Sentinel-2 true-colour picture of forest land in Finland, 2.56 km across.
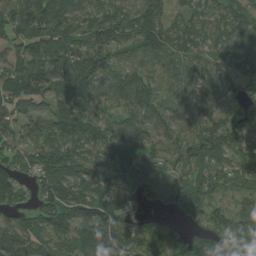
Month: August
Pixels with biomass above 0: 92%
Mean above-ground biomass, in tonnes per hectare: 84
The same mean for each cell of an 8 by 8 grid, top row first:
97 138 75 77 109 41 63 57
70 107 75 90 78 66 54 70
103 128 135 79 72 56 68 77
72 72 110 42 95 76 69 80
78 87 105 96 73 75 125 93
74 107 97 49 69 86 90 70
63 113 113 110 54 73 81 49
91 86 91 129 94 68 87 75
